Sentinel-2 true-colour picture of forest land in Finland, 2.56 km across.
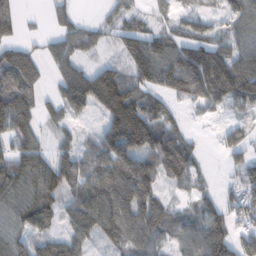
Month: February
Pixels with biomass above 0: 77%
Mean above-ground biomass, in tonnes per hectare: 80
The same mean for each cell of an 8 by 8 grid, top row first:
68 29 33 37 48 45 42 77
78 47 78 35 127 95 94 74
129 33 127 103 92 110 150 139
135 45 55 115 123 32 34 27
86 42 41 113 125 81 7 66
122 131 77 136 66 66 25 60
103 95 104 138 112 39 76 71
80 73 77 66 92 62 142 69
